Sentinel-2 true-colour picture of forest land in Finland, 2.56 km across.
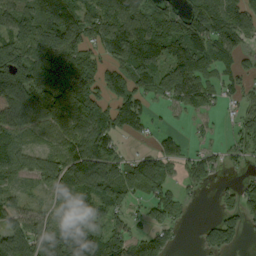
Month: September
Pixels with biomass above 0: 77%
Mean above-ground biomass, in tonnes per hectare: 104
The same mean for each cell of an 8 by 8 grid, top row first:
131 151 135 147 139 84 156 112
148 200 120 143 168 98 109 83
195 213 215 103 115 146 64 59
141 170 148 104 75 28 43 63
105 81 123 86 17 47 27 70
83 124 174 155 158 46 60 27
73 54 122 83 53 76 3 92
111 104 174 110 88 29 60 43
